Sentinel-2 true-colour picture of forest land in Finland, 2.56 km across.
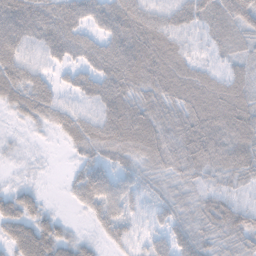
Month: November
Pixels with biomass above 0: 89%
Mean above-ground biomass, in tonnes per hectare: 55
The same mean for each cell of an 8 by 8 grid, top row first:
88 77 63 67 64 53 59 69
66 56 57 67 86 62 27 36
68 37 46 75 75 85 64 58
32 58 38 76 77 65 96 84
10 5 54 74 81 81 94 77
7 3 42 41 40 55 50 57
60 20 21 51 28 50 67 54
70 86 28 29 22 54 54 56
